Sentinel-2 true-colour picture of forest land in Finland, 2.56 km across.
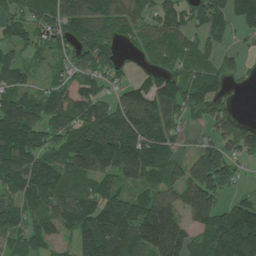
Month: July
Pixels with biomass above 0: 82%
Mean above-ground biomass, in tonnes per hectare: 130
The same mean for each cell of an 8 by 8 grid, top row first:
86 140 160 134 98 135 166 176
87 79 140 97 64 92 79 36
107 50 83 74 57 106 127 33
201 130 124 131 165 110 107 16
263 113 189 230 222 87 93 103
190 183 126 134 135 103 251 52
114 111 149 168 192 157 216 126
103 96 141 205 209 170 102 208
